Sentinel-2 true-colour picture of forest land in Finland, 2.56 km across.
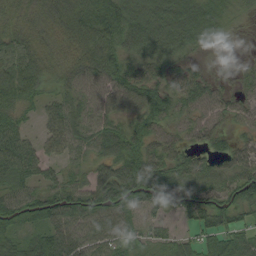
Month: August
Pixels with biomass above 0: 90%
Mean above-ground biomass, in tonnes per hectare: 61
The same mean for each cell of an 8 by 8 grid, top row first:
36 58 73 97 89 94 66 26
57 46 60 69 83 62 25 5
79 42 55 72 75 49 35 24
51 40 58 67 86 55 52 41
89 46 49 81 75 52 39 39
84 41 31 93 104 63 58 83
72 83 83 85 51 50 72 59
54 85 76 58 41 38 50 69
